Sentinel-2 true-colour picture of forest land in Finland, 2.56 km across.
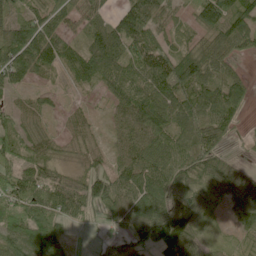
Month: June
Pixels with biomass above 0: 85%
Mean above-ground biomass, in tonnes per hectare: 68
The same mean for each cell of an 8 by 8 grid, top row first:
59 67 58 44 104 31 119 102
149 102 62 113 100 46 93 61
72 14 48 61 80 116 101 48
37 24 19 28 106 91 79 42
62 43 42 27 93 79 72 6
63 48 40 65 86 71 74 60
73 92 52 55 95 87 38 89
84 148 4 35 66 146 31 19
